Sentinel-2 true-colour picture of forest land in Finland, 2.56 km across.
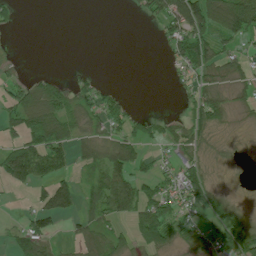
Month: July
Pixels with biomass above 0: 54%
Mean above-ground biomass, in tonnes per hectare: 41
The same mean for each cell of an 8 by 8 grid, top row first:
17 0 0 0 21 109 120 163
2 0 0 0 0 38 64 26
26 33 19 2 0 11 34 38
56 85 46 51 10 6 82 18
47 90 45 52 36 40 25 5
83 65 20 93 38 41 31 3
2 76 40 79 77 43 49 36
31 53 37 59 47 42 71 109
